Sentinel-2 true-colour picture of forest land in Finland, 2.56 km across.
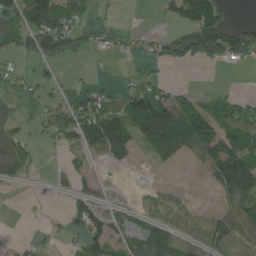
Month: May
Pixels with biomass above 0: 53%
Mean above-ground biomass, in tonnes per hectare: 59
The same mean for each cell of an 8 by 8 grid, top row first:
110 145 49 15 0 48 168 1
67 96 45 28 28 85 151 125
45 30 17 9 48 6 1 0
28 43 101 77 164 192 84 67
73 20 58 116 58 144 120 96
45 12 54 2 6 1 31 186
0 3 57 25 21 35 13 90
10 17 37 73 78 71 58 60
